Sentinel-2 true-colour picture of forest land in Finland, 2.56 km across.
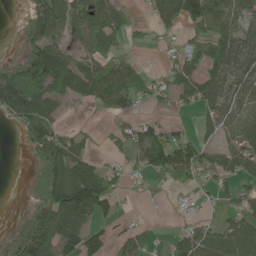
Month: June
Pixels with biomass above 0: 61%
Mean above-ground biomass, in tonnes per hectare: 56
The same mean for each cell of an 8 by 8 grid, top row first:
6 85 43 50 9 84 92 56
17 97 32 32 20 16 77 81
93 107 86 96 39 42 59 64
82 67 2 37 15 20 39 50
5 104 43 22 83 87 32 54
0 97 122 57 35 86 33 45
2 110 139 42 2 5 11 55
65 130 98 42 44 32 79 98
